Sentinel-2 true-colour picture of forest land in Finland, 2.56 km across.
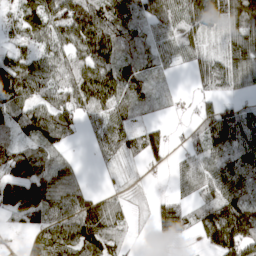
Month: April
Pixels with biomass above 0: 79%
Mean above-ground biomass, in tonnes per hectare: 76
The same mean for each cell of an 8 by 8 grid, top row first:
38 110 149 112 65 85 122 123
35 56 111 132 56 60 40 111
148 88 157 136 86 8 70 73
80 79 84 96 25 7 61 71
64 53 9 67 72 9 104 127
92 70 32 9 6 36 91 103
90 111 95 70 5 65 99 184
6 90 107 54 1 28 72 177
